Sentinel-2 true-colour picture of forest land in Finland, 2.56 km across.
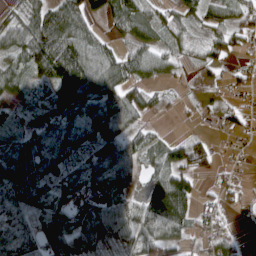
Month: April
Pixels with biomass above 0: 75%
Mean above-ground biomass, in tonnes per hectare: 60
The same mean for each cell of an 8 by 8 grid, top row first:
29 95 89 69 65 55 48 63
71 139 111 40 66 39 39 36
61 86 134 93 59 23 15 34
19 26 86 85 61 10 16 40
56 67 52 84 50 50 50 15
116 76 56 76 42 111 32 19
77 77 38 60 74 153 28 23
91 78 76 60 64 42 35 22
